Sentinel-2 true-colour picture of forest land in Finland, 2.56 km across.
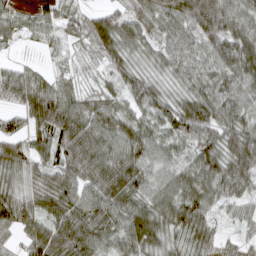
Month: March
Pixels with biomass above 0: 92%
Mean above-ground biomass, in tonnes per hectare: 64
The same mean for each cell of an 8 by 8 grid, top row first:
32 42 38 58 73 89 138 88
10 20 23 67 49 61 75 109
62 44 26 41 59 44 65 77
40 98 74 58 56 68 85 72
53 67 83 69 67 52 69 87
52 58 74 84 62 62 81 87
78 67 71 75 72 83 62 37
33 86 89 60 94 50 57 23
